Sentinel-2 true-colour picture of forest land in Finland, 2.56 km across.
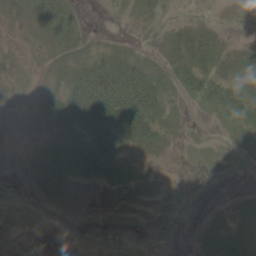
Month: June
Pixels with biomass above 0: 54%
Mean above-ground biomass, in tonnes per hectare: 23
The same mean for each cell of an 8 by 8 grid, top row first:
15 59 15 2 15 9 10 4
10 26 31 18 9 30 64 21
15 14 62 90 60 27 39 49
1 24 80 87 66 17 11 33
0 21 42 42 41 6 6 7
0 29 45 30 22 2 5 1
1 6 17 18 14 6 4 30
0 0 0 0 0 0 24 72
